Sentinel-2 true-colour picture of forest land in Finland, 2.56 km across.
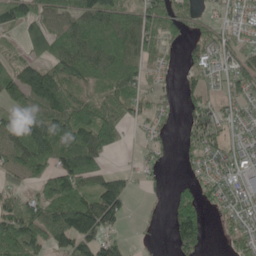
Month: May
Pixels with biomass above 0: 69%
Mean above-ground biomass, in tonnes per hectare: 73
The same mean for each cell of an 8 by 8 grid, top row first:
105 88 91 92 92 91 26 52
25 82 104 90 83 19 80 67
107 155 70 69 57 17 60 84
73 122 99 77 48 20 87 51
102 128 128 60 30 19 83 69
57 89 140 58 24 7 50 69
88 90 121 127 4 73 34 71
113 82 129 65 9 79 32 52
